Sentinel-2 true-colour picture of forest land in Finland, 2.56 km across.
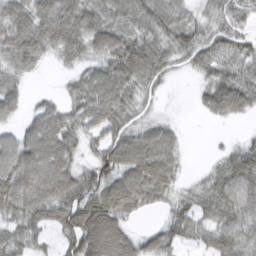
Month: March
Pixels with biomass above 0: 83%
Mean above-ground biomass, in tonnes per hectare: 57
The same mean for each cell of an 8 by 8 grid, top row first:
83 80 95 52 62 49 35 52
84 60 65 83 68 57 58 41
44 2 48 93 54 9 37 57
34 55 64 78 22 3 32 45
63 97 40 69 72 37 2 21
90 105 71 64 92 38 26 80
66 78 100 81 33 38 52 72
49 24 97 102 37 43 45 81
